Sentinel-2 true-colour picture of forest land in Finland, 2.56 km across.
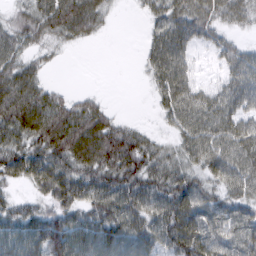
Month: March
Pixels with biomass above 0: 81%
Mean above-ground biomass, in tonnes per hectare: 57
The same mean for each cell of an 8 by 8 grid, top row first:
36 72 90 17 23 67 67 56
54 29 12 0 27 75 21 32
82 19 0 0 13 76 9 59
98 91 66 22 0 61 66 54
64 89 100 92 55 35 68 75
56 83 73 79 73 63 53 69
40 46 62 82 74 89 62 54
67 96 74 76 63 89 76 62
